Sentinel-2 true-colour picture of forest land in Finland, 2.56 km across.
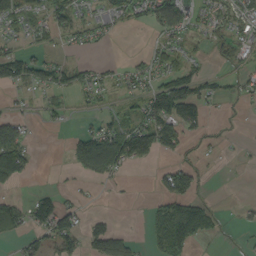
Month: September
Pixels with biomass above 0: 46%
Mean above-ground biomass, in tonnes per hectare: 40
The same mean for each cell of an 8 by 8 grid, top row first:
49 49 42 34 42 112 35 50
24 23 16 4 9 40 18 40
66 52 39 21 35 81 33 22
17 20 8 24 61 102 34 6
105 0 72 123 107 55 15 5
78 0 28 45 0 74 10 0
41 77 31 2 7 81 44 10
25 54 48 93 14 93 22 6
